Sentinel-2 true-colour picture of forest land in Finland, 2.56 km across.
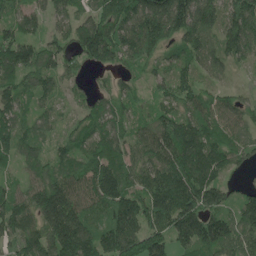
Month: May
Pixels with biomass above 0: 93%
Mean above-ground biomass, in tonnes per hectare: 115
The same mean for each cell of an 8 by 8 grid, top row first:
72 74 86 145 174 201 143 174
156 96 123 161 142 95 106 144
93 85 42 43 54 97 55 12
89 55 60 102 54 130 107 91
117 59 99 106 110 180 154 84
43 104 103 157 122 175 141 34
118 186 128 144 144 181 144 102
112 151 195 164 150 123 163 118
